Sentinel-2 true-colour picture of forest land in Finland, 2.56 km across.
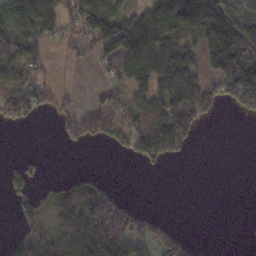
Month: November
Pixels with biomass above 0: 52%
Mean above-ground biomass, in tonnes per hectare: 73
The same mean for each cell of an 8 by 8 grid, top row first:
129 114 140 149 118 159 169 170
135 27 47 146 160 117 108 181
76 47 4 33 104 128 75 186
127 39 64 71 117 138 63 57
0 0 46 56 155 107 0 0
59 12 37 5 4 0 0 0
40 41 119 96 20 0 0 0
46 46 101 134 93 77 1 0
